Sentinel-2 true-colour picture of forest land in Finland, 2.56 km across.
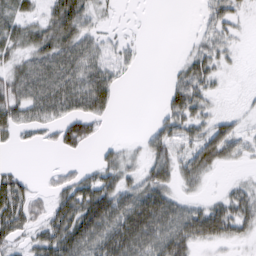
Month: March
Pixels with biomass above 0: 63%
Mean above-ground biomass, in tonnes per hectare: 36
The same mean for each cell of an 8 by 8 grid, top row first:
46 39 56 7 0 0 25 20
39 56 46 16 4 1 32 11
41 58 54 33 0 24 38 1
49 48 51 19 0 49 29 9
17 18 48 14 21 42 59 35
33 11 36 37 38 44 23 6
71 39 81 70 81 50 37 52
30 57 73 71 75 65 39 22
